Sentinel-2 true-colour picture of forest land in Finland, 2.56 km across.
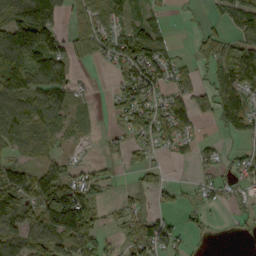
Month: September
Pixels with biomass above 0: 65%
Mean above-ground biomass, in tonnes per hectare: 56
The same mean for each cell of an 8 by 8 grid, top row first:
93 151 53 55 50 3 13 94
155 132 42 72 93 20 49 82
102 88 15 15 95 47 33 84
83 85 15 22 84 58 42 77
40 31 12 14 42 37 18 12
80 77 55 16 28 2 23 32
90 137 184 16 35 19 25 19
79 85 98 22 87 47 7 4
